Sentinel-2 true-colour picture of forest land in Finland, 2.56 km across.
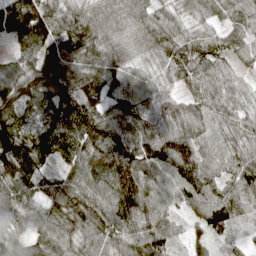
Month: April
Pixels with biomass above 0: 95%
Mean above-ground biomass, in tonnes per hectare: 84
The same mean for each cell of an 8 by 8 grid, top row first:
136 107 92 69 73 52 59 67
49 105 112 88 69 100 84 55
119 132 99 91 59 69 80 52
121 97 123 77 80 76 80 70
107 109 95 90 95 95 67 65
118 59 88 102 89 90 77 81
107 94 115 105 93 49 88 61
74 80 81 81 90 37 44 18
